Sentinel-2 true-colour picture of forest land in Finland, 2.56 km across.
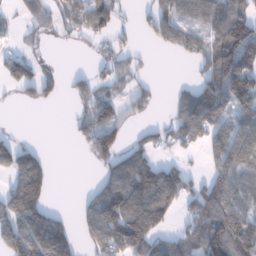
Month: January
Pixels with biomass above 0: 58%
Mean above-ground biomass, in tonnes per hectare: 83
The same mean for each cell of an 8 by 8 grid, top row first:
26 68 70 87 28 95 100 106
32 7 16 42 11 65 99 201
92 54 35 69 28 10 108 190
13 2 42 92 38 58 151 115
63 6 30 104 56 51 72 138
108 82 0 92 146 95 61 101
174 82 40 168 172 57 123 97
133 217 62 141 144 65 136 160
